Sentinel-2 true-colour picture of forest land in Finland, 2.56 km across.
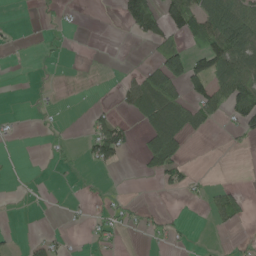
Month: May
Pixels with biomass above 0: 28%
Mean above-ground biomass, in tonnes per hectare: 29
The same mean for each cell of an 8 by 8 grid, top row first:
0 11 3 1 88 74 98 97
2 8 0 0 4 62 83 129
0 1 0 1 68 99 81 98
2 3 1 19 56 97 53 78
1 8 13 94 38 78 1 6
1 0 6 2 13 43 6 0
3 2 5 21 13 2 30 42
6 26 3 19 6 14 2 8
